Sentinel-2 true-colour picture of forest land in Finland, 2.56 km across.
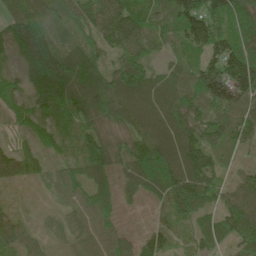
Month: June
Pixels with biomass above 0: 92%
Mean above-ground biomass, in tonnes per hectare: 58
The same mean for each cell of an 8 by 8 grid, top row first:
55 59 75 62 65 70 95 98
41 68 47 47 57 39 72 96
24 99 87 68 81 50 124 135
38 67 83 67 51 95 85 72
20 38 59 57 72 68 73 38
32 19 52 42 67 82 68 28
9 7 45 44 8 66 51 88
60 15 27 63 35 21 42 56
